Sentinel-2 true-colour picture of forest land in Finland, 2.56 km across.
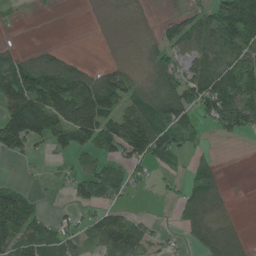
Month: June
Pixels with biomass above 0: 58%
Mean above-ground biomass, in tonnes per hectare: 57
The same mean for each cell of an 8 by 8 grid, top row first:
5 1 0 2 2 27 59 159
19 28 0 1 15 55 71 92
113 150 107 94 32 64 95 105
147 137 149 99 105 94 61 95
80 57 78 85 139 60 16 4
3 6 51 50 17 16 67 0
91 10 39 35 1 31 76 1
88 57 29 80 60 11 73 38
